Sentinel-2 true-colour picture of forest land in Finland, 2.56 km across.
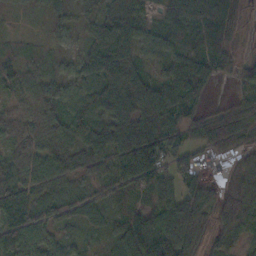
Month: October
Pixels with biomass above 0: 88%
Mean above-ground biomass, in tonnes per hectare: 63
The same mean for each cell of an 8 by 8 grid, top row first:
11 20 22 41 28 55 78 30
26 18 22 93 35 40 79 14
50 57 59 92 57 79 77 43
45 74 75 86 99 66 37 55
76 59 69 93 163 68 57 39
92 72 41 73 120 86 40 65
120 57 45 36 54 106 85 105
108 44 26 36 119 106 46 46
